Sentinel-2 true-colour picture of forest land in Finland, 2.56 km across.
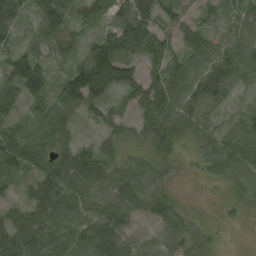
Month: August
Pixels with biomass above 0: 85%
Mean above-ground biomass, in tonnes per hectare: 48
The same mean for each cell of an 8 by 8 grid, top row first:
35 111 46 49 60 44 24 34
32 63 38 89 52 30 49 65
89 61 91 66 40 68 64 49
42 63 56 23 41 61 48 33
72 49 30 32 23 38 41 75
43 49 72 51 52 13 22 49
22 62 51 63 52 30 1 21
54 60 62 67 30 53 27 0
